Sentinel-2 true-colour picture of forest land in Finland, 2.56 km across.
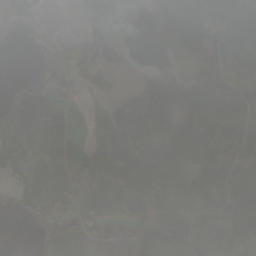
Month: October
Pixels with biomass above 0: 75%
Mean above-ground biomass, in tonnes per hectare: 83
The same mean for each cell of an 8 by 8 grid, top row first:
53 10 34 107 80 150 109 142
0 26 33 38 189 103 107 112
12 42 34 16 37 54 97 60
101 97 13 49 136 93 108 100
162 99 45 94 127 188 171 124
75 95 71 122 154 80 132 114
38 75 48 107 122 89 105 128
0 49 61 2 57 71 90 91
